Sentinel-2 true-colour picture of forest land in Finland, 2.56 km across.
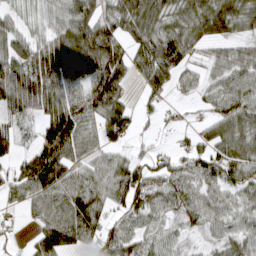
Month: March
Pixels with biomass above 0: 82%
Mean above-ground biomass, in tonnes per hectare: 66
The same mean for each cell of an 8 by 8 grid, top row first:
33 44 95 78 103 66 105 87
70 94 132 99 87 109 40 44
107 111 93 103 56 50 39 68
64 99 79 96 26 19 35 78
38 113 79 45 15 19 47 74
50 116 56 69 66 55 64 77
24 73 81 47 69 53 60 47
9 77 50 63 50 38 29 62
